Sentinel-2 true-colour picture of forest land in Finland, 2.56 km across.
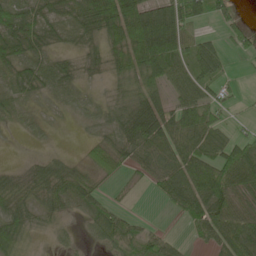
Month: May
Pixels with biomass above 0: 74%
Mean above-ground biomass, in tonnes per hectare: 43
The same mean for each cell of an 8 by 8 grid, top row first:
65 39 37 84 93 76 56 18
60 32 21 40 101 72 46 23
38 44 25 21 52 55 47 8
20 12 25 29 76 61 55 8
3 8 9 42 72 77 64 45
28 60 41 24 30 71 76 72
55 40 27 25 0 36 75 67
50 8 11 51 40 19 41 81
